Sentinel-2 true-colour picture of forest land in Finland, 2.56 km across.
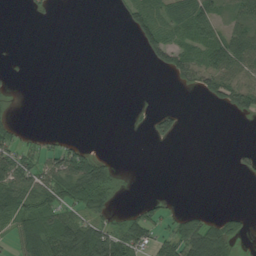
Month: August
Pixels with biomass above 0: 37%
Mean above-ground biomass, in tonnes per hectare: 31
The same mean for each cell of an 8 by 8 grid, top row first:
0 5 0 2 67 64 66 45
0 0 0 0 37 66 65 89
1 0 0 0 0 21 60 52
5 0 0 0 3 19 1 30
38 14 18 0 0 9 0 3
82 63 106 30 0 0 0 10
76 66 57 24 30 10 6 5
44 98 102 86 53 84 106 33
